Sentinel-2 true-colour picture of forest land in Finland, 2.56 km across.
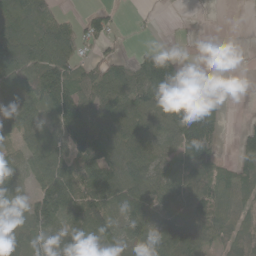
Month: May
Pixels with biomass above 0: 73%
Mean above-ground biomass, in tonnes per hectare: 68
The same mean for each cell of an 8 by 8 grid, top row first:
58 43 19 26 3 2 1 0
89 90 44 16 24 14 0 1
81 90 60 93 113 164 1 0
80 60 119 75 85 151 105 1
35 91 130 83 73 78 154 35
56 109 85 100 73 75 90 74
62 156 94 79 108 77 89 59
66 76 86 56 85 77 54 53
